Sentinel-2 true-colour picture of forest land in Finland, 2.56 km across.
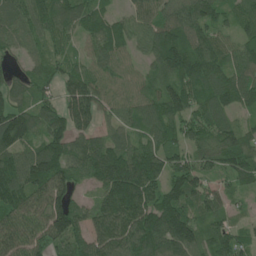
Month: June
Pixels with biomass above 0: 92%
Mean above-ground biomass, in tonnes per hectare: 103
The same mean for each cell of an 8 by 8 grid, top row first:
93 97 87 51 84 102 97 74
72 64 57 118 77 156 105 75
57 68 111 97 68 125 111 91
128 102 129 72 91 118 95 58
126 121 84 86 80 85 82 102
141 176 74 183 169 91 60 93
150 156 69 148 149 155 85 25
141 121 98 148 149 163 85 69
